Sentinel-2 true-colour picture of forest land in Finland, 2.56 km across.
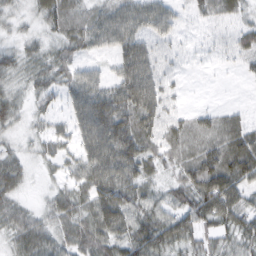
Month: February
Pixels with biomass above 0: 87%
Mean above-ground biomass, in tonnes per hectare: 47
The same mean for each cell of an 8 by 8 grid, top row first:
25 52 45 54 53 27 25 23
28 35 42 38 48 14 8 34
33 49 50 40 74 14 3 8
35 32 51 94 75 24 27 17
19 34 42 95 65 56 65 72
47 13 45 83 49 40 104 81
38 30 50 94 58 48 94 72
45 49 56 62 74 50 48 51
